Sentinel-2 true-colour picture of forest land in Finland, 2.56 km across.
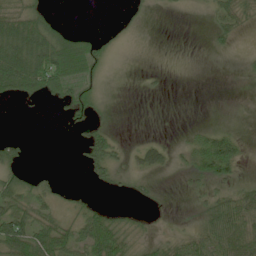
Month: June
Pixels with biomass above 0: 43%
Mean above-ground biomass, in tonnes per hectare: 23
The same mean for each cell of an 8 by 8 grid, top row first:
68 28 0 1 6 2 7 20
90 79 70 13 0 0 3 3
88 84 52 2 3 0 0 1
0 1 25 2 0 0 0 0
16 0 13 26 9 7 41 19
28 9 2 18 13 5 36 13
43 27 20 13 7 1 25 50
63 64 47 69 18 23 51 55
